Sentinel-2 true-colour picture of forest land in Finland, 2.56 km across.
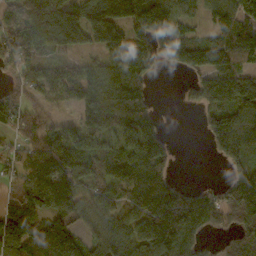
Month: October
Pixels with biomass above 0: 79%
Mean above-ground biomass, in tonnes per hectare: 125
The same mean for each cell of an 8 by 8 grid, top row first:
126 287 184 190 206 137 61 138
147 130 92 149 114 183 160 152
87 132 114 134 77 7 120 137
124 43 102 200 152 4 92 137
72 138 166 115 183 14 43 129
84 164 140 119 154 31 0 97
178 114 105 115 150 209 138 160
173 173 94 129 170 210 43 101
